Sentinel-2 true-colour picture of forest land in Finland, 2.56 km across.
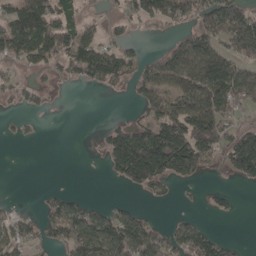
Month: April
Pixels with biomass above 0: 49%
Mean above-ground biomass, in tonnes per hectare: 68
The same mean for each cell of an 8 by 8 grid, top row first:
117 136 45 33 75 69 87 115
116 124 102 56 14 70 110 94
30 17 39 71 80 97 173 122
13 10 0 1 49 124 152 47
8 0 0 111 227 211 125 160
0 0 0 37 154 83 18 63
8 45 55 30 14 6 12 6
62 40 101 129 114 69 76 7
